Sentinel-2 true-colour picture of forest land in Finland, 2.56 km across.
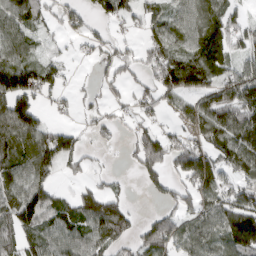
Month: March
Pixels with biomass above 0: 69%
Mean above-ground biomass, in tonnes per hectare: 75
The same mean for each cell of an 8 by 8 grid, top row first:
93 48 39 37 52 59 88 39
72 18 9 32 41 71 91 62
142 66 6 47 38 129 92 107
171 20 21 20 33 39 126 162
118 103 38 20 97 57 82 133
91 65 25 17 58 67 140 71
143 112 99 130 5 69 79 121
75 88 91 77 92 111 95 174
